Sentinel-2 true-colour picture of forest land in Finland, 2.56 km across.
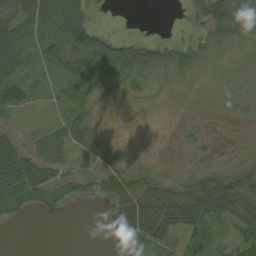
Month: September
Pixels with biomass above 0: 68%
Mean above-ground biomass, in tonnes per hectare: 30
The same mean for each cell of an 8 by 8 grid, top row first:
63 59 55 0 0 0 56 51
73 35 54 53 46 39 28 19
41 17 40 27 38 21 14 13
19 5 30 2 3 7 9 15
36 39 22 5 0 7 9 2
76 39 24 37 31 12 30 37
34 28 3 25 78 77 79 49
0 0 0 40 70 40 28 37
